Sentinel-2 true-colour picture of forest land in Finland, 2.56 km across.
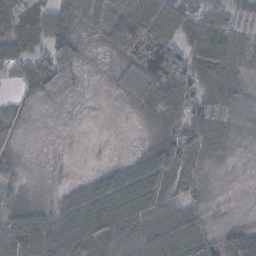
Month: November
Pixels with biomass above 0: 82%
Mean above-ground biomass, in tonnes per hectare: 61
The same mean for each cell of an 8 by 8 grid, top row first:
95 65 53 95 138 118 61 72
57 66 56 68 159 104 86 73
22 115 42 16 94 142 68 47
22 9 3 1 30 79 105 54
16 3 1 1 17 96 93 23
38 6 11 55 87 93 20 7
77 28 76 92 75 65 25 3
94 81 104 105 73 95 56 71
